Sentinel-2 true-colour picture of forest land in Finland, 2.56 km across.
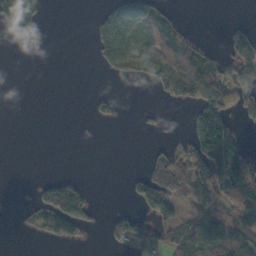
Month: October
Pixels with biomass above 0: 37%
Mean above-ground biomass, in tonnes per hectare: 42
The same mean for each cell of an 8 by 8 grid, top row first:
143 16 0 53 70 19 0 1
23 13 0 99 70 91 20 47
0 0 0 16 28 118 93 64
0 0 0 12 9 0 111 43
0 0 0 0 3 19 117 63
0 11 10 0 60 115 106 111
5 89 79 13 59 57 99 123
0 30 21 43 40 49 108 90
